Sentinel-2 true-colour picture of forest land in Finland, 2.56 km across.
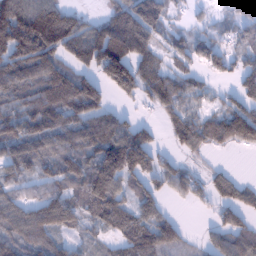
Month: January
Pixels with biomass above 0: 76%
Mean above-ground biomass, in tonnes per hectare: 87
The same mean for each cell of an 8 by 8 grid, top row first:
161 151 51 86 153 28 20 72
143 139 119 171 100 60 72 60
124 128 111 113 108 79 31 68
82 136 117 69 16 92 49 92
106 81 106 144 108 55 72 62
64 66 112 141 82 76 49 22
83 143 100 135 71 11 23 82
80 79 36 54 131 74 38 94
